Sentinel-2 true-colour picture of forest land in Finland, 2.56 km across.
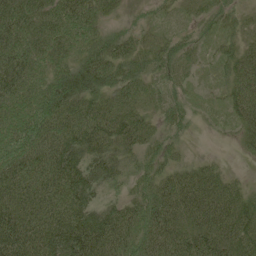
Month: June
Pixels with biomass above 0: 88%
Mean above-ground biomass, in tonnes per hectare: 68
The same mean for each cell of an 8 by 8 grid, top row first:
99 88 106 28 16 16 32 24
89 83 61 66 43 40 19 45
103 71 94 73 53 34 12 76
77 105 97 84 44 43 9 59
92 96 101 75 57 30 1 20
94 88 95 61 48 60 64 11
95 89 92 53 80 96 103 83
118 104 133 104 82 85 94 86
